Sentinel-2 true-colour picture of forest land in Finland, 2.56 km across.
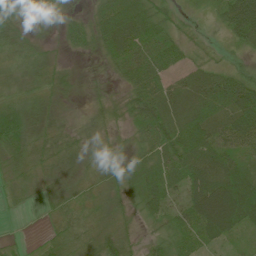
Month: June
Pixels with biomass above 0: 88%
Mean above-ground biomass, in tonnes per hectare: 37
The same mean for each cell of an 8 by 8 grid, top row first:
33 15 16 64 59 22 11 83
34 9 22 60 59 40 14 24
17 24 8 10 66 30 55 47
36 7 6 20 51 60 67 75
41 40 21 18 30 61 66 46
20 14 17 26 50 53 90 58
9 11 31 19 37 37 123 99
8 21 33 41 18 37 48 17
